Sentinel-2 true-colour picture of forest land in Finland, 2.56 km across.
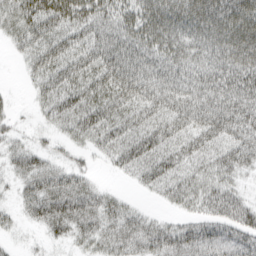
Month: March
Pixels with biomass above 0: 84%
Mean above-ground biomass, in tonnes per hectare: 44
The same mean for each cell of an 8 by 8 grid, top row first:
42 67 54 45 57 67 72 70
20 54 48 57 58 63 70 71
2 43 51 61 64 66 66 69
8 26 57 50 48 62 66 59
20 13 19 42 56 47 48 50
28 50 28 8 36 45 35 25
18 59 60 35 10 18 33 42
7 16 27 41 46 52 50 46
